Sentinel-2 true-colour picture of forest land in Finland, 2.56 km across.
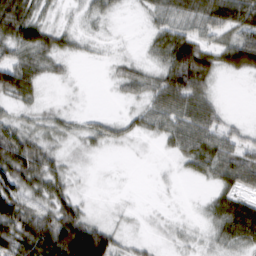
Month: February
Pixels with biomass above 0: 66%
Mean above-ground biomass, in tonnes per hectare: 37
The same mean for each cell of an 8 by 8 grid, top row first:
84 17 10 13 12 44 60 73
53 52 12 3 9 80 43 88
80 19 1 13 37 85 46 6
16 13 8 4 29 57 49 2
74 25 10 17 4 33 56 39
81 63 4 0 0 5 27 58
86 54 38 2 1 1 20 73
96 124 160 61 8 6 10 43
